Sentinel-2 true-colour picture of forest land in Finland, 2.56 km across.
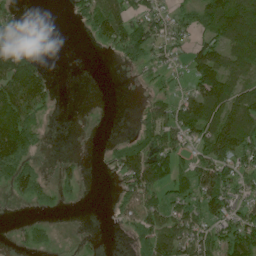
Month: June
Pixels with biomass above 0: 59%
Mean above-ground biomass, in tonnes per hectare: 62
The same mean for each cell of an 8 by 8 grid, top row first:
29 0 36 124 60 38 104 146
93 0 0 53 81 35 80 131
148 63 0 0 12 19 142 74
154 38 1 1 35 76 123 107
184 12 1 14 74 64 107 107
113 24 32 22 159 82 96 65
6 23 6 17 90 58 88 53
15 31 16 1 64 130 82 127
